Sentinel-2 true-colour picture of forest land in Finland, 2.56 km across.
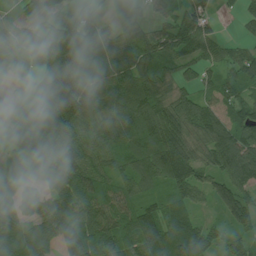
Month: July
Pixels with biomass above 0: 90%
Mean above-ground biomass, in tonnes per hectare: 96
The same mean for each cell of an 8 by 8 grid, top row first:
37 78 67 32 43 62 72 42
79 113 117 89 92 82 52 45
59 106 100 92 108 71 50 87
61 198 117 98 129 124 105 67
117 181 100 106 114 147 116 129
53 105 115 82 117 149 84 136
103 109 106 105 95 79 33 115
114 99 114 102 167 144 85 56
